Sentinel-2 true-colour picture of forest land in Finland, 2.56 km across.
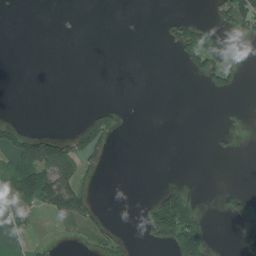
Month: July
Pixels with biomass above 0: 17%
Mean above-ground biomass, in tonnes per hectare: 23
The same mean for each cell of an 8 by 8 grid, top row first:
0 0 1 0 0 16 13 95
0 0 0 0 0 43 59 32
0 0 0 0 0 0 45 19
0 0 5 35 0 0 0 3
58 106 67 33 0 0 2 4
80 96 46 0 0 5 0 0
62 39 74 1 20 135 3 28
6 5 5 40 16 123 43 36
